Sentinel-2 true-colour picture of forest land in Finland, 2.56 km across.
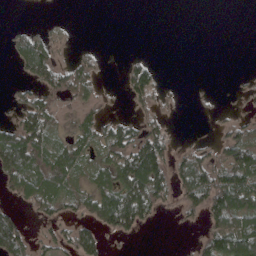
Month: April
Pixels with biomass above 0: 47%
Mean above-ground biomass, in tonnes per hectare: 45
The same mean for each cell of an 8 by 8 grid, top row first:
0 1 0 0 0 0 0 0
39 59 9 0 0 0 0 0
14 68 71 2 75 2 1 4
32 72 35 8 28 8 5 13
118 71 62 87 104 24 22 85
86 96 50 88 159 67 95 104
28 50 47 126 109 29 90 110
93 35 81 15 4 1 67 155
